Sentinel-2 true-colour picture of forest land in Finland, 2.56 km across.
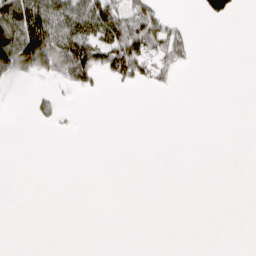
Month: March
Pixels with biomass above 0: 20%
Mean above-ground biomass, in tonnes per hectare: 23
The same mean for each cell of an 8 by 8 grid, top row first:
120 101 92 92 97 9 48 10
145 130 110 99 87 60 0 0
40 24 61 31 38 15 0 0
0 34 1 0 0 0 0 0
0 0 0 0 0 0 0 0
0 0 0 0 0 0 0 0
0 0 0 0 0 0 0 0
0 0 0 0 0 0 0 0
